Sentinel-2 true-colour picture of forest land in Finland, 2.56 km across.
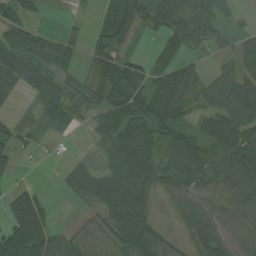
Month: August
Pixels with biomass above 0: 76%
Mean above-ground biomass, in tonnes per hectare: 52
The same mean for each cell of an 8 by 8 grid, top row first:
56 5 5 62 71 65 82 11
85 51 21 56 9 43 29 62
81 78 35 87 56 62 38 68
29 75 38 70 72 68 53 91
40 11 5 49 58 65 61 105
10 0 75 60 54 47 58 68
74 36 14 76 71 26 36 41
116 69 34 49 111 23 50 23
